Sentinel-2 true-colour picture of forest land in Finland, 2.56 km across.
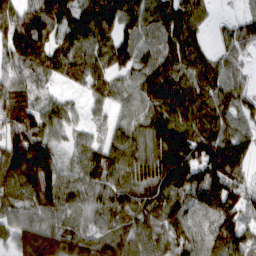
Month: March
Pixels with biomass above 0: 92%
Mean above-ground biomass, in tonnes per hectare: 115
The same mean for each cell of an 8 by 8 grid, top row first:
179 181 115 140 120 132 54 47
173 102 115 118 92 127 60 80
112 66 96 82 93 119 131 66
144 84 34 55 99 128 141 95
179 120 57 88 67 195 170 142
176 193 83 111 100 237 190 118
82 128 69 99 109 121 128 128
99 153 104 93 116 129 109 119
